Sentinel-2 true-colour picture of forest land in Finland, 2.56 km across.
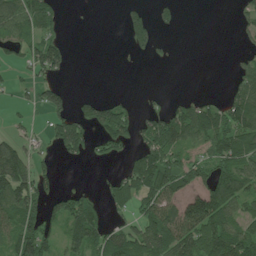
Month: July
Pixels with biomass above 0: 49%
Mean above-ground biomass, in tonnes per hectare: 57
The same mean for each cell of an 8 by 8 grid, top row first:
101 62 0 0 45 22 0 32
48 94 0 0 42 5 0 20
21 46 0 0 0 0 0 51
12 56 48 83 35 69 83 110
68 32 89 74 70 85 79 98
146 39 1 23 120 114 79 89
89 54 87 32 64 88 138 66
93 65 101 83 99 111 103 109
